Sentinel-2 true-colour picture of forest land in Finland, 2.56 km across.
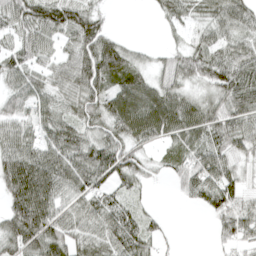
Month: April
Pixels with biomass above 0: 83%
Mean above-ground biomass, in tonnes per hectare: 60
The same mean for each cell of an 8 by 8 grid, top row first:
68 86 78 10 2 51 52 73
57 42 72 64 12 30 71 63
55 55 81 72 50 56 67 90
52 51 55 77 105 93 61 76
76 66 73 72 53 43 76 61
105 101 83 72 34 40 87 39
83 94 57 72 20 3 48 62
69 82 52 75 62 4 8 49
